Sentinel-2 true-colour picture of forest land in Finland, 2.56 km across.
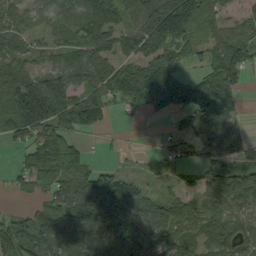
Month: September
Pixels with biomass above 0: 77%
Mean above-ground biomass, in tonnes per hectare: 85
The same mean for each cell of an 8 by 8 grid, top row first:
56 46 75 99 103 216 100 28
41 38 81 73 96 88 61 98
102 98 72 119 120 72 84 54
172 213 176 41 41 51 97 27
42 123 50 7 3 39 59 40
33 115 97 84 23 22 95 126
15 75 101 156 104 76 92 95
127 108 121 140 141 94 97 96
